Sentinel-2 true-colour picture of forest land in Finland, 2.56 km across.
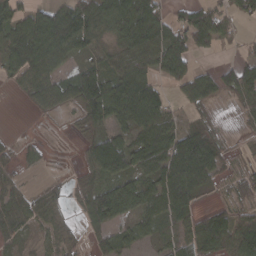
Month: March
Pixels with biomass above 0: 73%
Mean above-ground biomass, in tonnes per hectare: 51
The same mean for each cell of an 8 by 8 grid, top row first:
51 80 85 91 103 35 71 45
71 103 49 40 70 73 55 20
33 61 73 63 64 54 51 90
0 21 46 75 80 22 24 28
15 9 19 68 65 89 83 15
19 6 21 68 53 93 57 36
44 38 32 101 62 74 18 35
19 27 17 40 23 37 82 67
